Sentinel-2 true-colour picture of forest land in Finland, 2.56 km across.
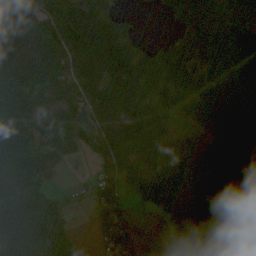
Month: August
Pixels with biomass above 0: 81%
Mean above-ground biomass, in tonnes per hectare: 73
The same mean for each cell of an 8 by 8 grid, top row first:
91 64 97 43 2 45 75 72
115 47 78 117 34 66 73 102
63 73 72 89 54 83 66 144
81 52 44 77 74 50 106 165
91 52 40 63 60 58 74 119
67 33 5 34 65 121 187 123
79 71 7 64 18 31 149 117
55 69 26 42 26 65 155 107
